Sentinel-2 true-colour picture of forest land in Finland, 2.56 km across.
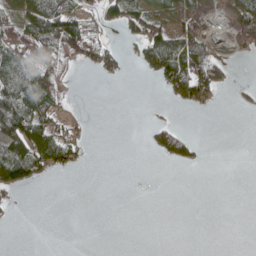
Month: May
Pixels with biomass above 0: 33%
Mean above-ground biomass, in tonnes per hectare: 37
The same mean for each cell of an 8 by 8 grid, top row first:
57 145 71 52 71 57 44 87
81 89 93 37 59 121 53 31
107 66 0 13 6 92 130 3
185 68 8 0 0 5 12 4
130 104 34 0 6 101 3 0
94 23 2 0 0 0 0 0
2 0 0 0 0 0 0 0
0 0 0 0 0 0 0 0
